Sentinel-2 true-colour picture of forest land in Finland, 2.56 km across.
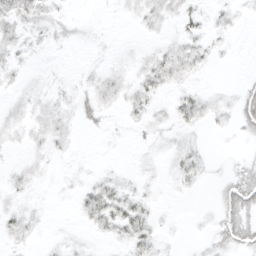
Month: March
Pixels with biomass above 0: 50%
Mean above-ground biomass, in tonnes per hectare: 7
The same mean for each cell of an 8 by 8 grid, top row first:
24 12 2 1 9 9 6 5
11 5 2 2 3 9 8 1
4 4 3 9 14 12 1 2
6 9 10 5 9 11 10 16
4 9 1 1 3 6 2 2
6 3 3 5 4 7 3 13
6 2 9 17 8 1 2 24
7 2 3 8 11 1 5 17
